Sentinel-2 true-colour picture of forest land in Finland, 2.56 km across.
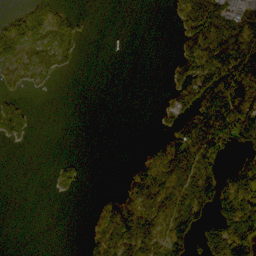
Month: September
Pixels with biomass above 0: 43%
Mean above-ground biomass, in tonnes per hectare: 49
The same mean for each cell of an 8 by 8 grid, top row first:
51 92 14 0 0 24 119 71
111 72 18 0 0 14 106 135
51 31 0 0 0 29 107 147
68 0 0 0 0 37 141 127
10 0 0 0 9 87 135 70
0 4 21 0 75 83 76 78
0 0 0 57 90 86 51 130
0 0 5 76 76 76 81 178
